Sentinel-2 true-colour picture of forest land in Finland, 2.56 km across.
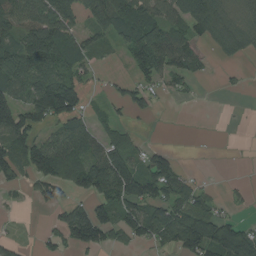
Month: August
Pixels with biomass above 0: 59%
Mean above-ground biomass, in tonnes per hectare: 67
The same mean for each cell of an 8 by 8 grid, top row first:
112 120 121 95 93 77 148 51
80 129 63 28 117 106 30 57
84 101 54 21 56 55 10 8
113 126 66 25 36 1 0 1
101 90 98 81 25 2 1 1
52 113 100 165 112 84 3 2
10 40 47 81 110 95 61 12
13 33 97 39 60 97 150 154
